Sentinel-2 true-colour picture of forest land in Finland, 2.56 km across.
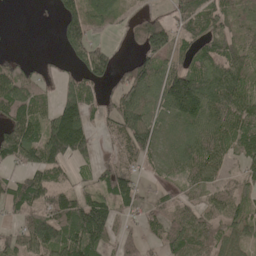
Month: May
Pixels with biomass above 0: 73%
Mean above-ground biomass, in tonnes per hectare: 72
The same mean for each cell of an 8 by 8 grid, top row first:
0 6 89 47 45 49 79 49
1 0 104 31 96 69 68 64
94 31 75 61 121 148 106 81
98 58 118 71 106 90 98 98
143 139 129 25 109 36 92 89
48 84 25 83 27 33 65 40
69 96 134 85 37 43 51 50
56 125 126 47 35 80 81 55
